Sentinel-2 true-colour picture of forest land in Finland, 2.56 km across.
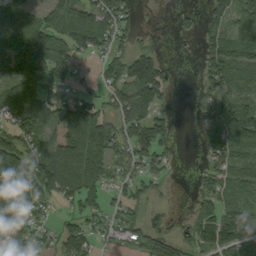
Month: September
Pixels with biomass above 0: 72%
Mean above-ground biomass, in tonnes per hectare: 80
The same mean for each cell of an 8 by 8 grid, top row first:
87 68 113 114 6 13 48 89
112 140 95 60 37 1 55 76
105 117 48 80 156 20 63 85
85 89 123 72 102 15 74 155
108 103 112 112 118 34 44 97
186 160 127 56 57 4 51 68
150 45 82 48 39 3 83 90
83 43 113 42 68 73 105 100
